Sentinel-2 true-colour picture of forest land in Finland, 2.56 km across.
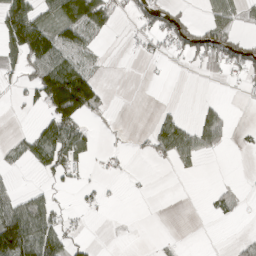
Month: April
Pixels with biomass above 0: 36%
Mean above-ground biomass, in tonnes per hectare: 36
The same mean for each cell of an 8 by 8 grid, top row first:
127 41 114 43 32 38 27 24
92 112 67 1 12 26 64 46
16 131 136 0 1 0 10 15
2 66 97 7 0 17 40 1
28 89 58 4 14 107 60 6
8 27 15 8 2 8 0 1
65 48 13 2 0 0 8 9
150 112 20 1 0 5 0 14
